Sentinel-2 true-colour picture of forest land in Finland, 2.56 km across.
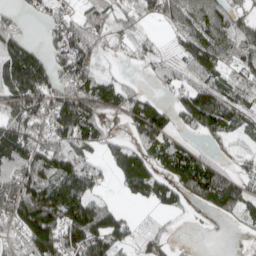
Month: April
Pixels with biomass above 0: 74%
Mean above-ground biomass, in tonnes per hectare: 92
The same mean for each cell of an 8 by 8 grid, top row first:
41 58 66 75 54 121 137 62
116 65 101 27 39 41 139 95
170 125 123 54 20 59 88 96
92 112 140 65 138 77 157 85
158 116 108 43 91 77 34 26
145 127 142 38 157 128 185 67
175 211 176 60 13 48 58 94
86 171 160 110 42 17 0 7
